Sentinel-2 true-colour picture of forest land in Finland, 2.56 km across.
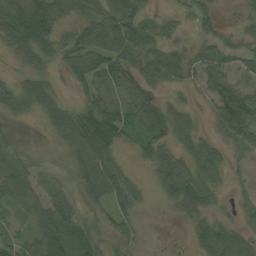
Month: August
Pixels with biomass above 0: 80%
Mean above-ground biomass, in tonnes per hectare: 50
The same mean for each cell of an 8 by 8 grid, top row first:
91 73 62 96 58 23 36 15
73 59 75 85 85 38 48 34
32 48 43 56 57 48 45 31
41 60 59 82 64 49 25 89
18 9 69 78 48 56 42 52
88 17 47 70 13 105 63 12
40 62 31 51 15 41 46 25
38 80 46 28 10 0 78 52
